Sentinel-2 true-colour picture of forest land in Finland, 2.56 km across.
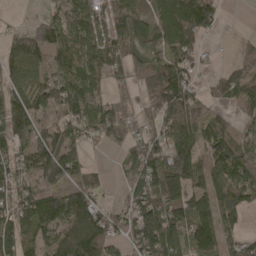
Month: April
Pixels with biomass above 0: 81%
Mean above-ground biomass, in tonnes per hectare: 97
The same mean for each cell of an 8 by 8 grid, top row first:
6 48 123 138 89 162 144 0
83 92 129 99 95 114 18 29
99 73 90 52 101 144 28 92
133 78 109 91 71 144 53 41
86 138 81 50 105 123 91 77
109 158 88 18 110 151 97 99
115 182 203 40 138 121 97 98
119 94 187 76 135 89 134 61
